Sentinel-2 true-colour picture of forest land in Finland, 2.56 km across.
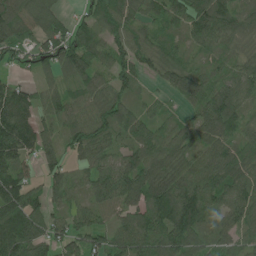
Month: June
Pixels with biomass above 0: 89%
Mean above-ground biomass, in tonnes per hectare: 91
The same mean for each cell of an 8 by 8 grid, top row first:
123 97 44 107 72 74 157 91
97 106 127 74 74 60 57 58
41 40 89 81 33 87 80 103
188 59 77 113 53 31 120 86
169 73 101 66 96 81 81 91
104 76 61 118 138 95 99 95
137 81 60 86 119 163 109 99
147 96 81 87 103 115 68 62
